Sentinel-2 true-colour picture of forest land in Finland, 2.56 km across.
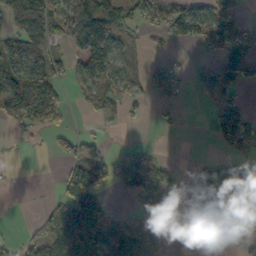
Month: October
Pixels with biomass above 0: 51%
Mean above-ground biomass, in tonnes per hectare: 56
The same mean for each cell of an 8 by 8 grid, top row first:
96 98 89 86 69 90 113 48
98 69 64 74 9 10 48 92
114 101 52 66 28 18 48 70
93 85 6 20 9 7 25 83
4 12 45 9 15 0 10 94
1 0 125 59 114 24 66 131
0 30 145 33 46 36 15 180
24 75 77 102 94 1 0 42
